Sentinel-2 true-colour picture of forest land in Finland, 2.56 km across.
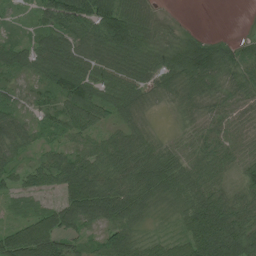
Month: July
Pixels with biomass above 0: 90%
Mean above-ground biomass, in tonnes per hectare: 68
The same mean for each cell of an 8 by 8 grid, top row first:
18 92 106 121 85 11 0 0
57 75 58 86 77 74 96 34
35 59 94 64 57 90 111 65
47 45 94 57 49 35 54 47
68 33 46 57 68 36 68 47
51 64 116 79 96 81 71 41
34 55 120 114 52 33 115 73
111 133 44 88 32 43 139 122
